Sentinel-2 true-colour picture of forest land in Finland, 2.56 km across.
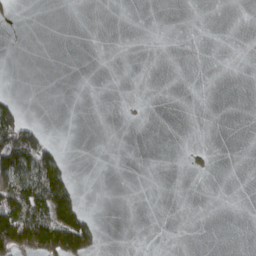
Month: April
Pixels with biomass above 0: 13%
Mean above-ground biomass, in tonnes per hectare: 22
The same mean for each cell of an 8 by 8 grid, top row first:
10 0 0 0 0 0 0 0
0 0 0 0 0 0 0 0
0 0 0 0 0 0 0 0
65 0 0 0 4 0 0 0
160 47 0 0 0 0 1 0
117 136 2 0 0 0 3 0
156 130 58 0 0 0 0 0
187 184 138 0 0 0 0 0
